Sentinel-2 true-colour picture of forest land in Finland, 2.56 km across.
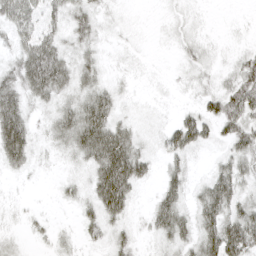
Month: April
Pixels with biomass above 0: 71%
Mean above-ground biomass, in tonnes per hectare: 25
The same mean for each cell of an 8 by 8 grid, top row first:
45 27 27 6 0 5 1 1
24 48 21 4 1 6 8 6
34 63 25 8 1 4 10 44
54 14 48 36 3 9 26 59
84 12 48 70 13 35 19 40
9 1 8 82 25 22 17 32
3 2 15 54 6 41 45 28
5 8 12 18 8 29 43 65
